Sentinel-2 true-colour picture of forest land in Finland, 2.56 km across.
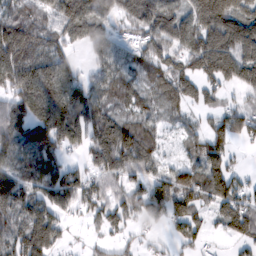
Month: February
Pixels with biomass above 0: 81%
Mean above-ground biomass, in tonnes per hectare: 89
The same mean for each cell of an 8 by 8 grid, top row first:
76 70 154 81 116 104 179 128
134 77 39 93 56 84 156 134
113 166 96 107 58 96 81 101
107 207 122 72 59 46 42 79
125 135 74 157 110 24 108 34
101 82 59 70 61 109 138 44
92 73 49 80 85 110 54 91
110 111 8 38 19 42 25 51
